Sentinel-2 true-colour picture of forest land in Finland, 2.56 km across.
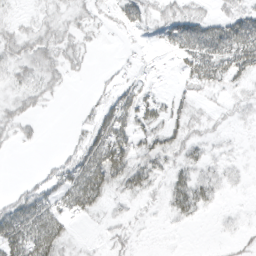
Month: March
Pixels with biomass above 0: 62%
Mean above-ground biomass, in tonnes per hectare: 19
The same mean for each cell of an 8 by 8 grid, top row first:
6 11 14 9 21 25 16 28
26 28 16 1 4 30 53 57
18 22 3 6 9 6 37 20
20 4 4 41 34 18 8 8
10 1 17 60 22 24 12 3
0 13 52 51 33 22 18 6
37 37 35 9 8 26 14 2
55 57 4 9 2 1 0 5
